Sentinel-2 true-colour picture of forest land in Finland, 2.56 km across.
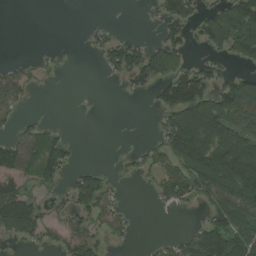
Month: August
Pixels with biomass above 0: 50%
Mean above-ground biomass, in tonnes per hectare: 60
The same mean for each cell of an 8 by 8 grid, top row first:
0 0 0 1 9 97 56 141
0 4 2 70 56 81 48 102
60 10 0 18 72 112 82 62
37 4 2 0 1 126 133 128
73 87 9 0 13 112 124 133
93 68 53 23 29 99 141 170
156 43 78 62 0 31 61 127
40 37 98 33 3 30 139 134
